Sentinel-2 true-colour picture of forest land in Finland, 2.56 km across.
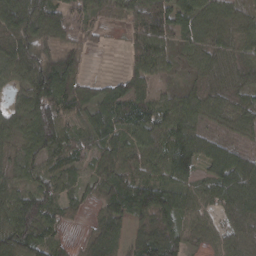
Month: March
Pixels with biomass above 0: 88%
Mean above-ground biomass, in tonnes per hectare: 64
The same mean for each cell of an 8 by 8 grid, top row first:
104 126 75 26 72 76 69 45
71 62 55 4 65 35 54 48
50 134 63 33 53 11 40 43
49 110 54 72 72 67 57 63
51 84 52 75 74 98 70 40
44 57 29 76 74 81 57 99
104 67 29 70 90 84 45 76
109 61 17 82 68 76 38 61
